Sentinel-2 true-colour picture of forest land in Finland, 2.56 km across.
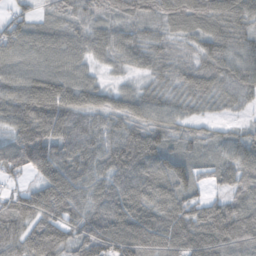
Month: October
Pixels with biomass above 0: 94%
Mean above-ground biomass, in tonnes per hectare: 88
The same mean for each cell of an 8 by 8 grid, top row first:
51 41 61 44 51 67 77 68
82 84 73 77 76 45 63 66
78 91 80 21 36 62 85 92
108 140 101 80 81 63 33 31
113 156 127 105 134 51 46 72
42 118 120 120 147 109 43 84
91 139 108 150 118 109 86 75
90 134 87 131 139 117 134 103
